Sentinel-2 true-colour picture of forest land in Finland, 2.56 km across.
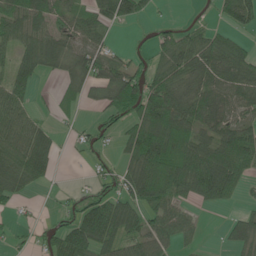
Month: June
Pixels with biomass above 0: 68%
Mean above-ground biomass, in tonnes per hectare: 60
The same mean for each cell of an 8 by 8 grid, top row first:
82 69 53 88 39 3 8 71
63 73 67 30 17 83 73 37
77 16 76 90 73 77 72 73
68 11 18 56 109 102 69 54
76 55 17 18 136 97 60 98
92 36 2 43 140 109 99 67
18 5 57 88 74 62 20 15
15 41 117 77 71 54 5 68
